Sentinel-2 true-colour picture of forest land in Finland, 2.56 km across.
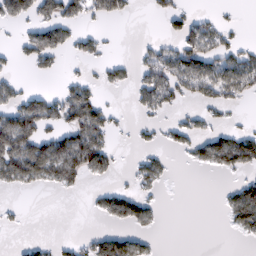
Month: February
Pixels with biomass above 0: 36%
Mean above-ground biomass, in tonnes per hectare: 33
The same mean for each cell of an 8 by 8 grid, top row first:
46 40 35 39 1 31 16 4
15 71 27 4 15 44 67 33
16 7 23 24 41 66 71 77
62 60 97 19 19 16 26 7
94 69 94 22 11 18 57 77
69 58 49 19 36 2 3 22
4 0 0 51 39 0 0 78
2 9 18 64 21 0 0 7
